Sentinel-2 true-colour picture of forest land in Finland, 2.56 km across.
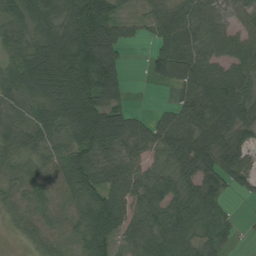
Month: August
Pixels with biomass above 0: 85%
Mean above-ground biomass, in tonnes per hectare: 64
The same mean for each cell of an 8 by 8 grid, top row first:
60 75 134 82 29 53 76 41
56 103 134 83 14 102 66 63
70 122 129 75 13 67 87 73
43 80 103 91 14 52 71 80
31 49 73 80 53 77 80 58
35 64 85 58 58 58 66 55
41 37 63 101 69 77 62 3
11 38 40 66 67 76 42 8
